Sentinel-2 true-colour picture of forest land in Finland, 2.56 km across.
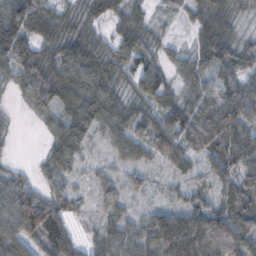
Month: November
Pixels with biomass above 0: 87%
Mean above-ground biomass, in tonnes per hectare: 56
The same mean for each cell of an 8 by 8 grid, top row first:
60 45 33 40 27 25 57 27
66 45 42 41 49 20 76 51
38 83 12 48 79 28 49 61
6 46 54 59 44 75 67 101
8 28 56 32 54 75 92 78
35 39 20 26 30 29 36 71
131 117 23 41 21 55 81 79
83 87 28 55 65 163 156 104
